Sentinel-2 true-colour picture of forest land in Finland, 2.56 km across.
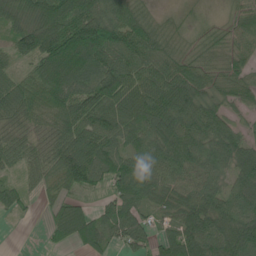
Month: June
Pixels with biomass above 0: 89%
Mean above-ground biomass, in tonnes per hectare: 76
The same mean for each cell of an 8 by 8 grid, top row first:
87 115 113 101 56 16 17 54
72 119 176 132 104 48 45 53
59 120 100 121 87 93 62 59
80 78 88 77 95 109 76 31
67 63 115 78 76 102 89 71
32 54 89 81 91 77 73 84
35 27 58 63 63 78 87 76
0 24 64 43 61 83 110 97
